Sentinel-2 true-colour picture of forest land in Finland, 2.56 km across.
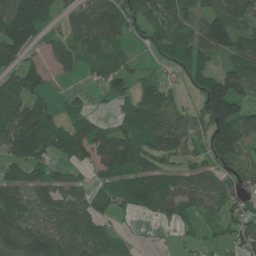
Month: June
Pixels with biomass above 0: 72%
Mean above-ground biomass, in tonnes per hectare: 65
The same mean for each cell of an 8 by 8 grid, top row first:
137 74 46 81 74 64 69 72
122 34 56 56 28 91 90 96
74 43 14 64 31 21 104 103
94 72 44 18 74 40 118 80
103 82 97 109 59 57 73 76
45 58 17 70 80 54 55 51
70 69 61 64 52 58 47 58
121 87 57 38 3 12 21 56
